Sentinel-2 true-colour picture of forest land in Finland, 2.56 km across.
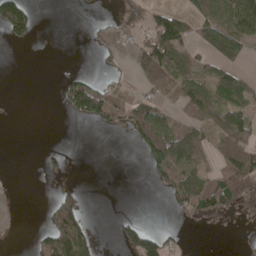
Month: May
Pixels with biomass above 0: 38%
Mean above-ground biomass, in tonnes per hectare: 43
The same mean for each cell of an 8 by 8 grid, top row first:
149 0 2 9 35 71 89 125
9 0 0 30 62 81 63 66
0 0 55 22 42 65 55 56
5 0 96 65 83 33 69 65
0 2 1 0 81 124 61 102
1 13 2 0 11 86 75 106
1 29 59 0 0 31 80 18
2 96 124 12 110 18 0 3
